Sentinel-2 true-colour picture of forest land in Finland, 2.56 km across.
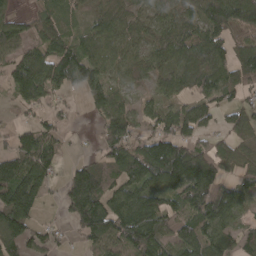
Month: April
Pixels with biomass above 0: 79%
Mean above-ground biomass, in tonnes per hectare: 95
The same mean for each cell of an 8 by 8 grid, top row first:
47 72 33 80 66 100 130 150
81 102 88 73 61 123 129 75
103 140 111 63 41 89 112 111
23 45 10 86 49 62 71 80
61 80 6 91 73 131 69 72
159 88 149 91 124 175 170 73
172 12 181 131 162 95 165 90
127 62 51 122 196 112 125 66
